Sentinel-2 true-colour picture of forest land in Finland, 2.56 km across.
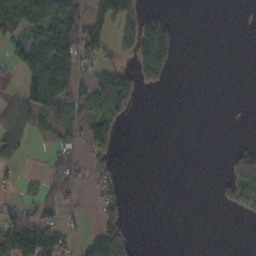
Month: October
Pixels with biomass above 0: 34%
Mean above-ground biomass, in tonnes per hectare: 43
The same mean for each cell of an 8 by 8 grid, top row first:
164 118 89 139 85 9 0 0
64 161 103 38 159 73 0 0
18 167 42 81 52 3 0 0
57 96 71 93 1 0 0 1
59 15 41 29 0 0 0 7
12 7 28 22 0 0 0 99
37 46 14 50 0 0 0 37
145 95 28 99 1 0 0 0
